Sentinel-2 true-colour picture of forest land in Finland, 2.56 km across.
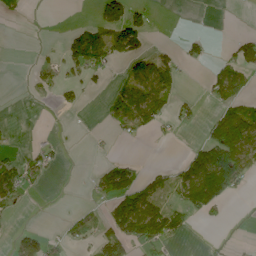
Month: June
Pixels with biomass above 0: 32%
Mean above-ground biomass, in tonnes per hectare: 36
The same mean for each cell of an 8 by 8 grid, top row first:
16 0 0 79 28 0 0 0
0 4 103 65 30 13 13 56
0 17 23 16 83 36 30 58
0 0 8 38 77 26 12 86
4 14 1 4 4 3 95 165
76 12 1 87 37 42 160 87
23 0 12 53 106 47 67 1
29 30 29 93 87 31 6 2
